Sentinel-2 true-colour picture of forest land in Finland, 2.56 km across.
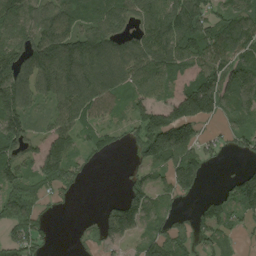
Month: August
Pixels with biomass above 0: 75%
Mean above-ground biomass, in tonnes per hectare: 99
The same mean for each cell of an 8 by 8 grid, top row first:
131 113 96 103 84 134 102 123
144 161 154 126 130 118 131 119
171 167 169 128 102 71 150 146
151 65 116 57 109 146 123 110
111 97 61 48 128 192 50 53
121 128 49 0 59 149 34 93
126 28 2 79 121 39 57 98
99 33 15 73 77 87 75 32
